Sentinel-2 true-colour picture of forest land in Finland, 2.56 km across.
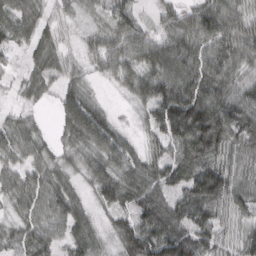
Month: March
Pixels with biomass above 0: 92%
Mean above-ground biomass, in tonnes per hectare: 67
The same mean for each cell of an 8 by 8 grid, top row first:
72 47 25 56 16 49 85 58
39 65 24 57 76 84 79 75
27 50 35 26 82 103 100 56
23 9 119 27 41 149 141 96
68 31 60 88 34 89 136 68
52 60 38 80 84 72 125 57
37 61 53 62 88 82 111 60
45 61 77 39 130 122 78 50
